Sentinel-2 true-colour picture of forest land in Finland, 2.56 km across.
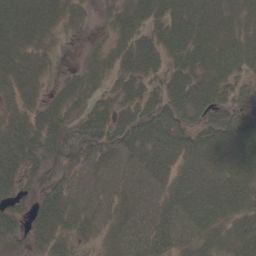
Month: May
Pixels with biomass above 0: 87%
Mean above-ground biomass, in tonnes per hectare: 38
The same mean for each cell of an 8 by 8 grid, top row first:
60 45 17 19 41 41 37 29
48 20 4 27 46 36 40 41
45 15 25 21 41 35 44 23
33 36 27 50 49 52 43 32
56 42 44 51 59 59 56 65
40 27 28 30 41 46 49 47
25 52 36 30 28 40 57 53
18 39 21 22 29 30 37 48
